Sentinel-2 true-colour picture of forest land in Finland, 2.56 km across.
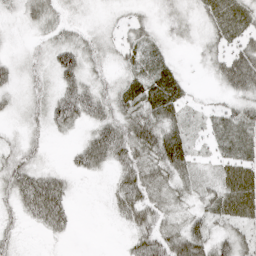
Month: April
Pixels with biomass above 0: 80%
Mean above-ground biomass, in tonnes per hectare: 28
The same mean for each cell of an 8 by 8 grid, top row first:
14 28 9 9 15 19 28 36
7 23 33 20 36 9 20 36
17 18 40 18 41 33 8 55
10 35 47 36 45 34 17 34
15 11 22 59 51 51 19 39
44 34 13 20 48 38 14 50
25 70 2 17 47 24 36 47
15 8 0 0 43 47 44 33
